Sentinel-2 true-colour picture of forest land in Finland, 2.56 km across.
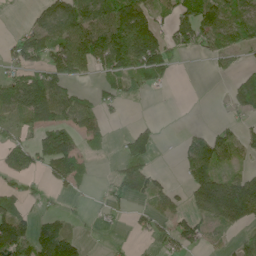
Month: June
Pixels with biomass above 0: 53%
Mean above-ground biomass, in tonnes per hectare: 66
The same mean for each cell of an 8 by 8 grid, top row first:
0 84 125 141 115 67 102 83
56 102 122 147 154 55 51 51
80 107 38 66 73 13 3 64
101 129 92 21 2 1 1 56
68 113 53 13 74 10 96 59
55 38 49 21 78 11 136 64
53 20 7 20 18 39 138 189
158 149 40 4 7 59 29 28
